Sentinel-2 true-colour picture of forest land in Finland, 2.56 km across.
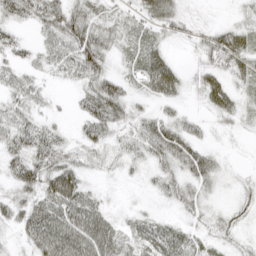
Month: April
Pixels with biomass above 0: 77%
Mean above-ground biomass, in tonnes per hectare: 32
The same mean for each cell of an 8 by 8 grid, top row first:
30 47 44 25 30 31 3 15
28 39 67 31 30 8 43 53
34 13 33 46 37 34 32 24
35 12 21 54 20 18 17 24
39 51 23 22 39 55 17 2
43 64 42 9 13 36 38 7
41 61 69 15 10 18 18 20
14 72 75 55 46 43 17 17
